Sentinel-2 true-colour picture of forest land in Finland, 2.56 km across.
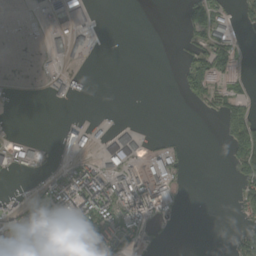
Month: September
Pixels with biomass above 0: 32%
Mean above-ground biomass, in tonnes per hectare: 27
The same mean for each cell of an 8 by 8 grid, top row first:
1 24 72 0 0 1 69 16
0 25 33 0 0 3 60 19
2 9 13 0 0 8 60 13
0 0 0 1 0 0 12 48
34 6 35 54 19 10 0 79
11 19 61 51 48 41 0 33
22 69 75 57 85 27 0 28
82 83 86 59 21 0 0 30
